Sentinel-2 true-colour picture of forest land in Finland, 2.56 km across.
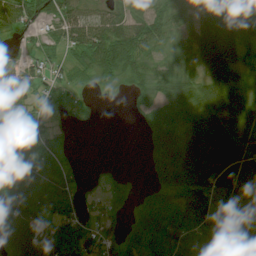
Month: July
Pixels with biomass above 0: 77%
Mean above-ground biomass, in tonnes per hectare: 44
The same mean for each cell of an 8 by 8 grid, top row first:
73 41 69 54 59 37 56 64
10 25 59 88 59 19 66 47
53 22 18 30 38 39 50 58
54 20 3 0 30 36 50 62
29 30 0 0 21 74 86 60
50 60 14 8 9 68 70 64
75 62 20 13 35 45 54 51
77 83 41 24 29 78 43 60
